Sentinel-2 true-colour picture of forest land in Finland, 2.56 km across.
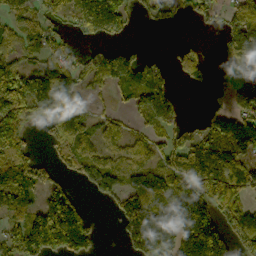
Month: October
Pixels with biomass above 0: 66%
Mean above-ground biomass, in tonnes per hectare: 99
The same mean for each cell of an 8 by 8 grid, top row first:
72 66 143 234 32 36 48 106
100 80 26 42 16 23 14 155
186 158 67 76 155 35 30 54
191 121 59 29 84 64 38 99
136 28 82 49 49 76 129 160
142 52 60 98 118 128 175 138
139 148 75 34 164 158 153 118
133 212 137 4 155 150 215 100
